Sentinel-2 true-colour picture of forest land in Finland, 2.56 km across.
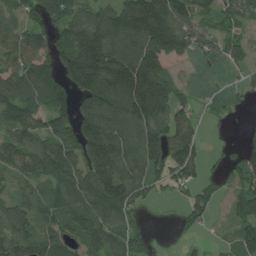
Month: July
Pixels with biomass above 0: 78%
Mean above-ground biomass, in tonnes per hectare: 119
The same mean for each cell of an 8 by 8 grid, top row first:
77 134 110 141 266 190 80 97
133 126 221 176 187 234 76 91
137 139 198 193 260 78 6 34
139 124 131 169 215 117 39 21
119 141 170 210 155 157 28 49
77 106 123 180 123 102 44 97
107 91 133 141 46 28 82 90
139 122 116 105 65 18 11 82
